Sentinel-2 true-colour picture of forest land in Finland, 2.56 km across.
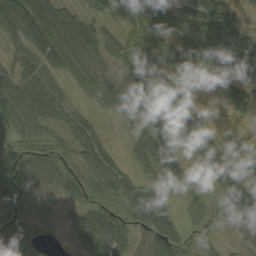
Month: September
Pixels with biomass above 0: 77%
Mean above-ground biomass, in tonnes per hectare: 56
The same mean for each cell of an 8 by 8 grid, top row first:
86 90 43 42 102 69 160 52
20 67 84 67 76 66 128 147
51 34 39 50 48 38 4 89
71 57 21 24 81 79 17 40
43 30 50 13 47 67 84 6
91 62 41 55 22 54 45 62
89 32 37 44 71 18 24 96
79 13 46 73 40 44 14 25
